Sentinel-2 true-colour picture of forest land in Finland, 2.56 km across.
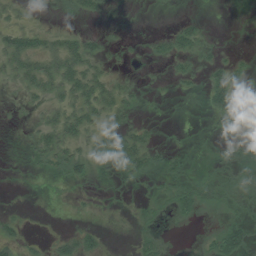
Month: July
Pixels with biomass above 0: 41%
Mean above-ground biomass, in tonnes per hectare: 17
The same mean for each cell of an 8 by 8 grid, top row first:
20 7 18 2 0 6 3 1
52 34 42 10 6 31 15 3
27 44 50 24 4 12 33 18
3 21 40 37 4 0 21 22
1 36 32 32 34 5 4 14
0 9 17 6 18 15 8 17
1 0 2 2 4 23 15 20
18 8 30 1 14 1 9 58
